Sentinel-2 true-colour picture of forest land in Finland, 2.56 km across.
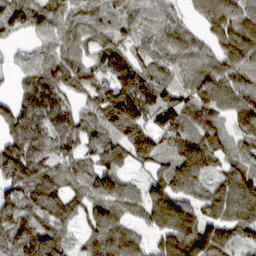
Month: March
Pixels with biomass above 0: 91%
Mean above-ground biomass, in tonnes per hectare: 102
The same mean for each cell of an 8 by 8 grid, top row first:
113 89 91 71 60 50 113 123
33 77 74 108 73 80 70 157
42 118 108 133 125 69 113 125
92 114 70 177 140 151 126 119
101 103 84 102 150 105 103 87
123 118 99 109 51 116 81 118
125 107 77 111 88 124 93 116
127 126 53 129 53 136 134 82
